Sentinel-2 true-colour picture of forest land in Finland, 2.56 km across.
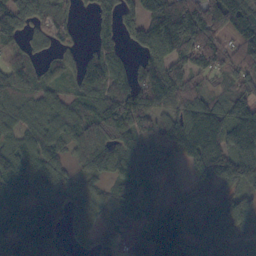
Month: October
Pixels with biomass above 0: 85%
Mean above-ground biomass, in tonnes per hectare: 91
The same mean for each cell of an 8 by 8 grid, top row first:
69 56 22 69 100 179 153 149
45 39 28 61 97 162 130 95
74 51 65 94 111 125 51 74
63 80 59 134 99 75 126 122
67 87 50 96 64 127 156 140
83 101 39 69 108 24 106 130
77 123 53 86 95 96 85 102
98 149 24 68 93 134 126 90
